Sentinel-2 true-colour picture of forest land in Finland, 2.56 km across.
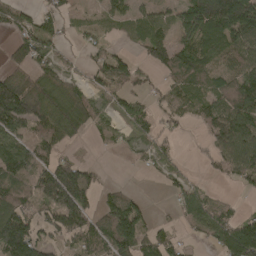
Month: April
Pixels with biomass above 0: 69%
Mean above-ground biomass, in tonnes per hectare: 75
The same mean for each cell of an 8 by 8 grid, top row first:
56 57 14 54 52 67 152 204
57 62 27 28 55 79 70 78
104 96 46 102 34 69 67 79
147 118 102 44 50 49 64 97
93 80 17 34 42 21 40 119
115 134 135 1 7 35 17 51
119 90 141 110 48 45 78 15
197 56 91 113 83 38 47 202
